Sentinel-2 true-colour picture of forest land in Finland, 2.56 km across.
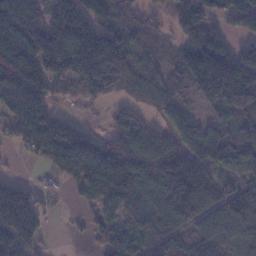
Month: January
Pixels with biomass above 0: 79%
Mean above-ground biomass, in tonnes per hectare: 104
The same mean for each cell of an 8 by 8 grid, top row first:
196 94 157 112 51 78 72 107
212 180 224 221 61 45 156 72
195 124 156 150 75 51 178 153
139 117 15 31 50 69 38 113
41 127 142 105 130 86 119 109
10 20 98 177 124 168 104 86
174 31 23 91 112 129 90 158
122 22 9 79 60 76 75 70
